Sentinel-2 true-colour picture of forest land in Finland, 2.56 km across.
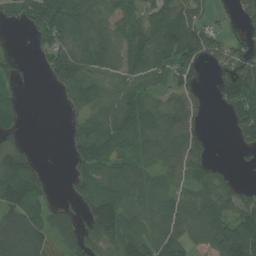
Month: July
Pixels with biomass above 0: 71%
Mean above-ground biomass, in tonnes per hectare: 65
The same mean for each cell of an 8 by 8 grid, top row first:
34 110 99 56 72 86 37 34
3 53 82 84 98 116 77 45
22 24 79 38 54 48 14 164
23 0 34 63 70 70 12 68
38 0 61 86 75 82 37 35
150 26 42 64 70 58 71 12
86 55 40 131 81 77 95 79
97 61 50 76 77 94 76 176
